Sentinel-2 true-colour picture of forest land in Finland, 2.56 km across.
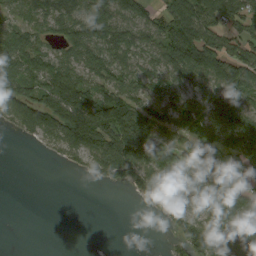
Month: September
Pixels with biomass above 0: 71%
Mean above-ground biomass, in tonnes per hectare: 77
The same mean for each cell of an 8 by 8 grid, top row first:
53 77 83 95 73 127 100 101
116 53 108 101 73 146 149 85
114 104 88 86 73 73 93 123
92 120 124 162 97 91 115 123
3 29 108 156 173 87 79 134
0 0 10 67 94 81 89 76
0 0 0 0 28 108 89 81
0 0 0 0 0 32 94 95
